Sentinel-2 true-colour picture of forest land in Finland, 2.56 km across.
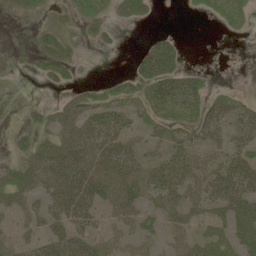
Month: June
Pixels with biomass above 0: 55%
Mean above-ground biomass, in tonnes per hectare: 29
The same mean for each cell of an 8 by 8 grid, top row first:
7 6 18 14 17 0 13 25
1 22 5 6 21 29 0 0
0 18 8 12 43 44 11 0
1 16 40 44 28 32 36 32
10 28 56 57 27 38 35 33
28 57 63 69 59 60 39 73
27 36 53 38 39 43 36 64
21 41 43 30 32 22 37 40
